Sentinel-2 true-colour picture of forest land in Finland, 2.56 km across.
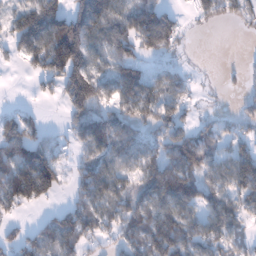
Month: January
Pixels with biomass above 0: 70%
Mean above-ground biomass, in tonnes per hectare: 86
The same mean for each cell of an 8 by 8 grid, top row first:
87 158 146 113 131 46 56 62
75 157 177 103 83 43 0 0
1 73 174 87 98 63 4 30
30 5 86 77 98 82 19 54
106 81 73 135 87 115 70 66
155 162 65 109 88 130 85 136
75 31 94 88 95 112 93 99
61 123 94 52 124 143 95 58
